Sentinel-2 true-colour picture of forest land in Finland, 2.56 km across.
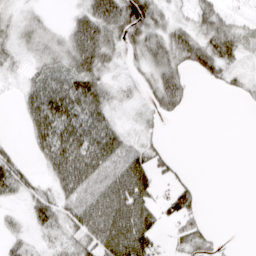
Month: March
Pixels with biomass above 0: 63%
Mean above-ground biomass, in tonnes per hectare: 37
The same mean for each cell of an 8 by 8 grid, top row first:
15 8 41 94 88 16 47 12
24 29 75 39 53 49 55 36
9 55 60 16 19 50 18 17
10 89 72 29 14 23 0 1
8 73 89 63 26 1 0 0
51 27 83 72 68 21 0 0
10 45 68 89 67 39 3 0
22 20 39 92 82 20 24 0
